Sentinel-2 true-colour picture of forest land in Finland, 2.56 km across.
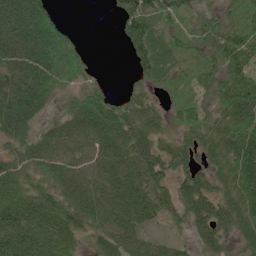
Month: June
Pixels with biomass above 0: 85%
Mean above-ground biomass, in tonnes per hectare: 63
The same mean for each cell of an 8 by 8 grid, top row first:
95 60 0 14 83 60 47 50
89 89 33 1 88 45 65 100
77 80 50 6 43 36 53 92
98 35 81 72 66 37 47 113
52 65 57 75 64 50 54 91
65 68 69 73 80 51 51 86
74 74 90 87 88 47 77 81
96 93 42 70 41 22 57 45
